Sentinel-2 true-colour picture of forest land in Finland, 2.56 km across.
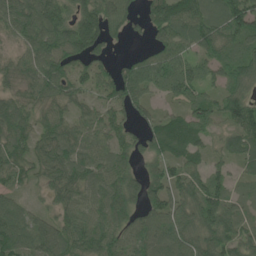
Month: June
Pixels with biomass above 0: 89%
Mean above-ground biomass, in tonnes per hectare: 78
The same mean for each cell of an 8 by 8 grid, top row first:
103 120 94 84 63 138 83 121
52 104 104 34 29 97 74 70
63 97 58 80 100 81 44 75
90 69 51 65 51 46 75 117
72 74 76 71 65 100 52 76
59 70 84 87 77 68 83 33
59 46 92 102 82 80 99 53
93 103 101 94 79 89 82 83
